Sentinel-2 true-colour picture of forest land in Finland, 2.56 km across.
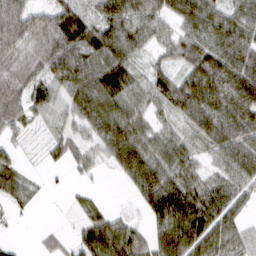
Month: March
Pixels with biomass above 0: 83%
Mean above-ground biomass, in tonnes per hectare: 63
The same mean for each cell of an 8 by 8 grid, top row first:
84 58 65 72 54 62 78 62
70 82 92 100 45 60 81 91
67 76 101 93 41 54 105 98
57 44 80 84 46 56 106 96
22 26 45 103 75 52 54 76
58 7 20 20 109 77 41 69
32 2 22 14 45 116 78 39
6 18 47 96 47 96 83 57
